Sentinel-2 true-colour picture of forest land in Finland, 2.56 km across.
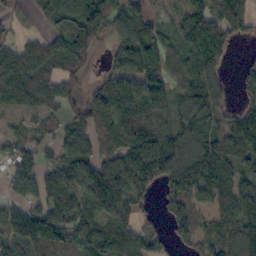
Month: October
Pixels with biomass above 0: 81%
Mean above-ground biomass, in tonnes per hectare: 90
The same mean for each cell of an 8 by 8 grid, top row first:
30 62 122 106 79 34 119 106
72 91 87 53 130 53 118 15
148 100 68 81 120 71 87 45
76 68 100 135 100 63 87 53
83 39 81 110 140 91 88 90
131 77 99 153 118 101 116 91
68 131 112 106 46 56 70 119
115 134 88 142 85 43 56 101
